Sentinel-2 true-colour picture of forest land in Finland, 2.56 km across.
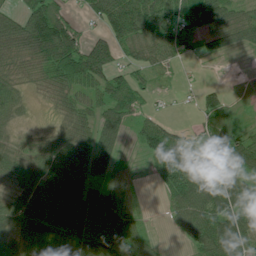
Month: July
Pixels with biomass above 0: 78%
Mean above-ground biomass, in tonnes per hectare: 52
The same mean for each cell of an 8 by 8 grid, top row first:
55 109 16 100 92 57 64 37
75 115 70 68 57 34 30 33
43 48 84 52 23 5 2 4
35 7 41 73 26 4 37 17
28 32 34 50 51 80 46 71
48 52 57 39 6 82 63 60
54 76 81 69 7 48 81 74
44 77 82 104 54 9 86 80
